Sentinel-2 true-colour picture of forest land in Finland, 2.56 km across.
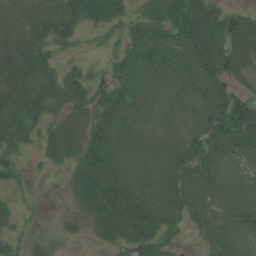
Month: July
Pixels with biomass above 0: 80%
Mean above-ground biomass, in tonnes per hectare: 34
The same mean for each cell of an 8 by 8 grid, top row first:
43 53 44 32 33 58 52 32
53 35 11 13 53 51 59 46
47 35 25 35 38 43 56 28
45 26 20 39 34 30 47 62
25 23 32 41 33 38 43 44
14 3 28 42 29 42 34 24
10 2 17 46 47 44 28 34
12 6 5 27 47 13 15 27
